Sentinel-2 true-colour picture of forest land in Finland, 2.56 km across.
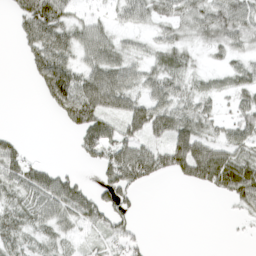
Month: April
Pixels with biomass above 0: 65%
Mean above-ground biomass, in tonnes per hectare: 40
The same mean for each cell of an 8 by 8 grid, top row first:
35 101 24 24 40 48 54 60
11 83 51 46 20 39 23 29
0 84 62 71 40 47 19 39
0 15 93 60 65 60 28 36
24 0 33 63 46 72 52 46
57 45 16 53 58 33 72 94
47 55 62 57 4 0 0 23
47 31 18 36 14 0 0 2
